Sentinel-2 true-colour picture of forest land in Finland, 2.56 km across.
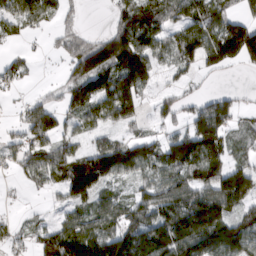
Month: March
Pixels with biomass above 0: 68%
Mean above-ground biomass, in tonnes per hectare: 76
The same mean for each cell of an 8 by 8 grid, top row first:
72 52 10 32 110 68 88 51
12 12 67 144 101 85 103 159
29 3 119 133 97 22 10 1
15 81 81 110 34 42 95 33
47 77 32 72 85 98 147 29
18 60 168 102 59 79 90 122
6 12 53 71 79 103 155 77
22 93 144 126 156 169 150 113
